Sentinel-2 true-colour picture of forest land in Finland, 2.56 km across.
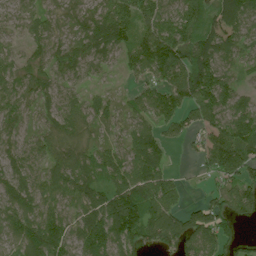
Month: July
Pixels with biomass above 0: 85%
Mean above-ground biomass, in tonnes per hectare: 74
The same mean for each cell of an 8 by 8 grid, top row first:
40 49 43 100 81 86 93 94
27 55 50 69 92 124 100 58
64 67 54 12 51 93 127 35
43 61 85 38 65 67 89 79
43 60 66 50 86 24 74 121
89 87 81 95 108 26 37 82
110 90 98 134 121 65 68 68
59 134 86 103 79 95 90 32
